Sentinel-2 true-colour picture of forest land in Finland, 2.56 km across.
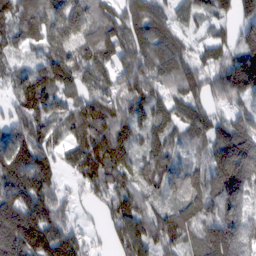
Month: February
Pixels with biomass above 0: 91%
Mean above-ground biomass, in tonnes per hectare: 126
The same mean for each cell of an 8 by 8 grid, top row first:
117 129 166 116 133 71 66 95
56 98 114 147 120 103 64 113
90 153 116 117 170 146 118 240
81 154 157 191 119 109 96 83
143 119 133 224 82 75 103 176
167 126 98 151 107 124 116 180
180 140 30 110 121 87 111 150
226 194 98 66 162 113 144 191
